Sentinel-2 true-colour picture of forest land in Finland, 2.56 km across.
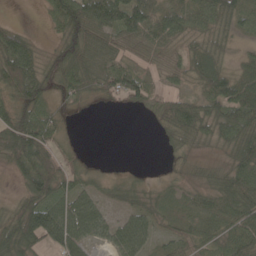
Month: May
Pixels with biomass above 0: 79%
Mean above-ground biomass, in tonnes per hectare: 52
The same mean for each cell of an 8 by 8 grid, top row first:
3 29 84 92 81 62 65 66
93 19 75 54 42 38 71 22
91 56 58 64 49 30 94 64
56 41 12 5 25 84 68 88
101 68 8 0 0 34 30 71
33 101 36 11 7 16 28 81
48 89 69 21 37 36 52 80
79 62 64 45 46 43 56 74
